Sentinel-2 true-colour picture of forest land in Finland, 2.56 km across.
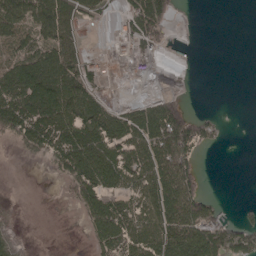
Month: May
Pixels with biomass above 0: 52%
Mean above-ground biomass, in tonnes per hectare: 46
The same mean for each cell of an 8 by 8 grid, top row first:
84 95 43 18 90 13 0 0
35 68 31 8 36 3 0 0
75 91 84 6 13 1 0 0
82 82 97 50 62 104 7 0
31 61 84 81 86 133 32 0
0 8 77 76 81 116 4 0
2 0 42 70 77 109 72 11
11 0 2 69 91 91 95 76
